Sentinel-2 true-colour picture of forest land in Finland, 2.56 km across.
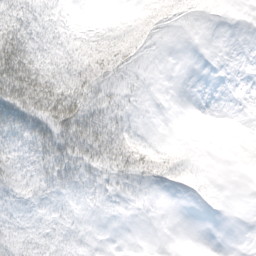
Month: March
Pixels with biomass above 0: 56%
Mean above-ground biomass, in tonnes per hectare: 14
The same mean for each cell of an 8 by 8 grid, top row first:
27 13 7 9 17 11 3 0
47 22 22 27 11 0 0 0
59 39 31 17 5 0 0 0
49 45 38 18 3 0 0 0
28 39 35 28 12 3 0 0
27 27 19 15 17 16 4 0
12 14 5 3 2 0 2 0
23 15 5 0 1 0 0 0
